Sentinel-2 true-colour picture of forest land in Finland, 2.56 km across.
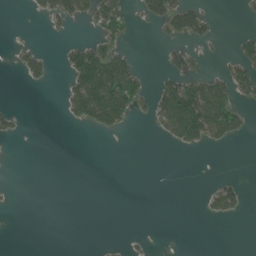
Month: June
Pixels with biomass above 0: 21%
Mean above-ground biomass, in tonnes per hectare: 26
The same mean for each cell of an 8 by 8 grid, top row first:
0 32 42 89 37 92 33 4
9 5 43 54 0 21 9 32
3 24 84 134 34 52 62 70
22 0 73 127 19 146 136 42
1 0 0 0 0 29 36 7
0 0 0 0 0 0 1 8
1 0 0 0 0 0 27 31
0 0 0 2 5 0 0 0
